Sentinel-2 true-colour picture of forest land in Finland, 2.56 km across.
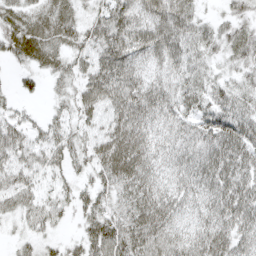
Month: April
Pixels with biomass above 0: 86%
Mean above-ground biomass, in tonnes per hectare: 44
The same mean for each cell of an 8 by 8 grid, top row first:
42 41 28 56 47 65 16 33
49 44 42 72 50 51 34 41
17 20 38 74 40 37 35 29
26 18 37 54 52 42 59 48
57 42 31 78 52 38 53 62
47 27 22 62 57 36 55 54
43 38 30 34 66 41 44 56
14 18 33 73 73 48 58 44
